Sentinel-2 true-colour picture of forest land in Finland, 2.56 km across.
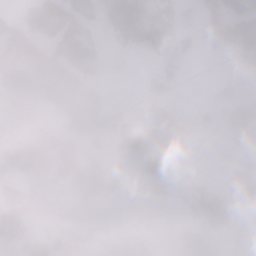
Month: January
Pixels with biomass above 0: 50%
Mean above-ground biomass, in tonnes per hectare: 56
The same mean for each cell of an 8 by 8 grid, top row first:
33 113 78 97 85 39 64 129
87 70 164 25 36 57 35 83
55 73 53 1 14 33 1 17
46 23 82 16 55 66 18 51
73 74 38 42 205 143 3 33
39 29 123 81 58 131 10 48
60 6 44 9 5 12 108 12
55 81 53 63 33 42 58 3
